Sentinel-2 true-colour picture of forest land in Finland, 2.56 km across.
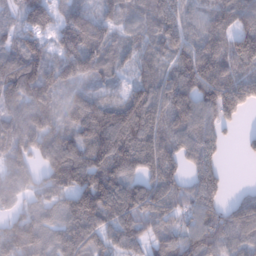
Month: January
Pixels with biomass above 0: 88%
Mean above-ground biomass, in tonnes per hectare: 115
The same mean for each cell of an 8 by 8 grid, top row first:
59 101 138 64 100 139 114 124
77 76 169 85 95 137 165 157
115 154 99 55 101 140 178 136
61 143 134 146 157 164 119 94
120 138 136 182 123 121 116 19
116 61 82 161 107 95 135 0
63 80 169 163 121 99 130 105
149 79 147 107 79 101 168 102
